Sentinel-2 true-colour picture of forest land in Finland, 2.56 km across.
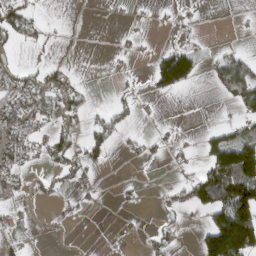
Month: March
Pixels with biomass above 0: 32%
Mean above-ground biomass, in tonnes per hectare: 33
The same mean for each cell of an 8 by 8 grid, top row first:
62 3 0 2 3 8 1 4
23 11 1 4 5 39 7 12
49 50 15 5 8 132 15 105
76 67 36 37 5 0 0 31
70 45 38 37 18 12 57 119
29 15 28 0 2 9 98 150
21 3 12 3 5 28 85 135
15 2 1 0 9 15 86 167
